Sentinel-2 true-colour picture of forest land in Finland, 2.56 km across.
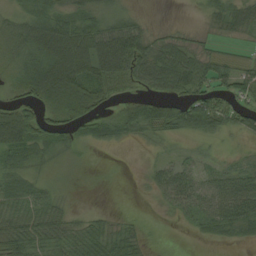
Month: August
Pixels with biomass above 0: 74%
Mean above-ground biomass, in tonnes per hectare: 39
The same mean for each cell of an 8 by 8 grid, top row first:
19 39 39 38 11 1 21 42
24 61 75 117 59 57 17 7
24 79 92 59 47 80 53 47
70 40 94 33 60 72 74 40
67 58 28 23 12 13 18 13
38 11 2 1 8 49 30 41
41 41 4 3 1 30 49 73
66 46 40 49 18 0 13 18
